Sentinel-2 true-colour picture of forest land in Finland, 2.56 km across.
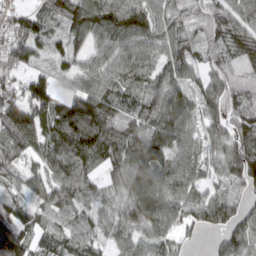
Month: March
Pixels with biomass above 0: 91%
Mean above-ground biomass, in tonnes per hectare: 73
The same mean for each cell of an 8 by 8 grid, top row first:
44 56 104 121 79 63 66 76
88 48 54 100 88 68 51 79
62 51 74 88 57 65 56 54
99 86 129 73 67 94 55 62
85 71 114 93 109 88 65 80
43 82 88 51 96 91 47 88
53 58 56 54 101 87 106 58
105 30 60 50 68 51 10 74
